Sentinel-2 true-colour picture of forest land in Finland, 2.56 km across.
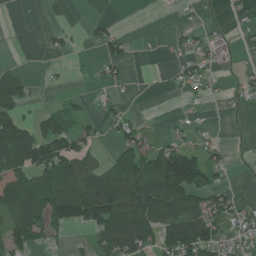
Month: June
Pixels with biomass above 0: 45%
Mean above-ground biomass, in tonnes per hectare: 46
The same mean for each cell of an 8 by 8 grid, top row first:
0 2 1 9 0 7 6 8
0 13 4 39 4 23 50 20
51 5 3 28 3 20 33 18
58 34 23 39 7 6 8 6
106 107 63 22 54 52 40 2
55 67 95 88 100 164 57 1
86 107 136 135 120 77 82 50
65 26 7 90 86 148 102 45
